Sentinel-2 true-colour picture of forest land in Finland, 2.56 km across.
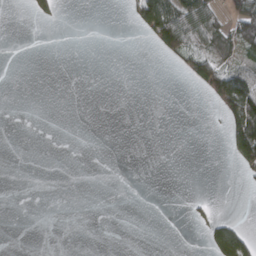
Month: March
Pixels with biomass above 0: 15%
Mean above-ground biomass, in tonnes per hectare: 17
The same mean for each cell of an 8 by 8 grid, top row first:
0 19 0 0 82 104 68 75
0 0 0 0 3 70 60 55
0 0 0 0 0 2 75 83
0 0 0 0 0 0 3 161
0 0 0 0 0 0 0 103
0 0 0 0 0 0 0 13
0 0 0 0 0 0 12 0
0 0 0 0 0 0 24 78
